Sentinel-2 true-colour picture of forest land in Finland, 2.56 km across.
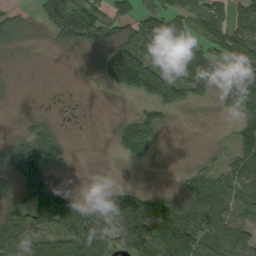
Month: September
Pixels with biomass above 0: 67%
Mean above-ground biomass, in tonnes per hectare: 70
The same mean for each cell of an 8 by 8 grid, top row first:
32 96 160 74 63 76 107 73
20 8 50 101 94 120 67 104
4 0 1 85 158 97 100 143
1 6 1 1 39 28 2 138
64 125 0 20 88 0 4 70
99 100 1 0 2 7 63 98
62 141 88 125 88 73 107 84
126 93 141 87 125 130 98 91
